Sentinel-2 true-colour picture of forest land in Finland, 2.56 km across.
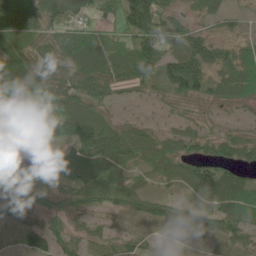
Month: June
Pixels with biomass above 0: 84%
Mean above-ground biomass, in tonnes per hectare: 52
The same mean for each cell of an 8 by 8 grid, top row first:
92 64 38 26 116 51 30 13
84 57 91 57 65 45 66 39
78 77 69 60 52 84 59 82
114 34 73 24 4 15 13 9
31 54 79 94 62 48 41 56
47 45 89 73 33 48 85 51
52 35 34 38 45 44 54 95
19 57 37 31 26 14 21 39
